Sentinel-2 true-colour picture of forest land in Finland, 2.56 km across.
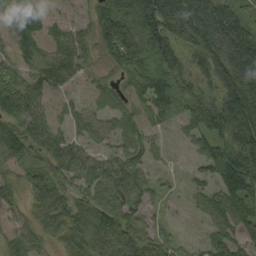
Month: September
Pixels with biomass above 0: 86%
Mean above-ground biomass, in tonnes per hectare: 73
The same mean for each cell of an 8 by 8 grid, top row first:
74 37 15 72 137 157 155 70
54 53 62 40 76 92 145 147
75 58 27 35 63 88 84 181
123 44 37 61 46 42 112 176
91 76 55 42 66 12 69 151
34 51 77 97 58 13 48 155
30 74 73 101 57 8 67 74
37 33 64 116 79 42 45 60
